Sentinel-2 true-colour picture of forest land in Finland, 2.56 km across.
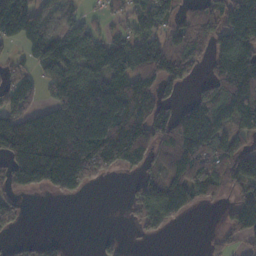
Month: November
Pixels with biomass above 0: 67%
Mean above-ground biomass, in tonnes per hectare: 93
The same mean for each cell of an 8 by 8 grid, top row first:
199 59 37 25 93 54 91 154
36 121 119 97 103 98 77 143
62 85 153 122 81 85 60 165
95 96 210 207 117 74 139 161
130 150 203 189 104 135 125 62
118 130 164 38 58 117 157 121
52 0 0 0 84 100 18 120
22 28 0 17 13 0 15 54
